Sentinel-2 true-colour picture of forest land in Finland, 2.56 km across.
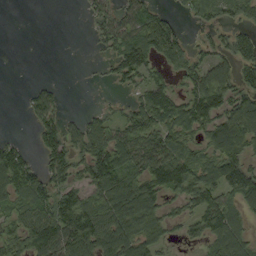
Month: September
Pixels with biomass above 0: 68%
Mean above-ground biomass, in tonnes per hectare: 72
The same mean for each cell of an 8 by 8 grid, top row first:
0 0 6 51 79 27 45 45
0 0 1 54 122 84 42 81
0 9 1 31 67 44 120 75
1 74 13 21 109 106 123 123
40 72 63 105 103 87 76 124
120 68 50 150 112 124 94 124
61 84 121 130 164 43 107 74
87 122 141 122 104 33 75 91
